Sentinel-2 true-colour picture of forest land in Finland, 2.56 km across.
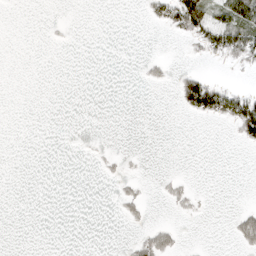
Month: April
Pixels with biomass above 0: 13%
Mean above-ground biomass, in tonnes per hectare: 10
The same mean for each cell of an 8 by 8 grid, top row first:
0 0 0 0 7 64 68 77
0 1 0 0 0 0 38 66
0 0 0 0 8 16 31 2
0 0 0 0 0 5 51 74
0 0 1 1 0 0 0 16
0 0 0 6 4 6 0 0
0 0 0 2 13 10 2 12
0 0 0 0 30 16 0 32
